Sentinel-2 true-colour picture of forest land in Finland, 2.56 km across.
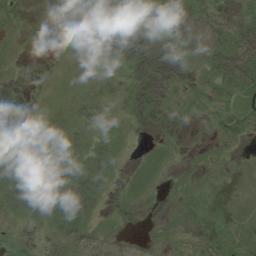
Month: August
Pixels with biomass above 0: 52%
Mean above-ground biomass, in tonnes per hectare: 13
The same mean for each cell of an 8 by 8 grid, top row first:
8 1 0 0 4 28 31 12
4 0 2 1 0 10 48 52
2 2 6 7 0 3 17 49
2 13 15 5 1 3 9 20
25 39 17 14 2 3 5 13
44 43 29 12 11 4 4 3
23 35 38 2 2 2 1 5
3 10 20 9 4 6 8 11
